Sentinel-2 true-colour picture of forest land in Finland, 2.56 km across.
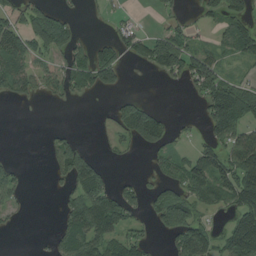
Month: August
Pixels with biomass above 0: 48%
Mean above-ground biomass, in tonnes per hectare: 53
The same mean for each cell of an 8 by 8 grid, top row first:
44 83 12 12 2 22 29 60
105 79 47 53 59 89 37 69
88 60 69 57 0 25 107 37
0 1 0 30 88 3 69 100
0 21 45 20 67 24 48 93
33 14 111 31 16 56 99 111
25 0 103 109 44 132 40 85
0 15 114 77 36 61 70 140
